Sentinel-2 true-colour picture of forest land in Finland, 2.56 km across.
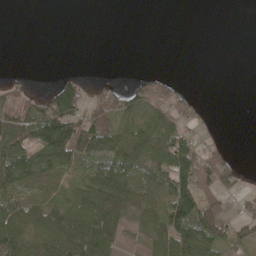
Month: May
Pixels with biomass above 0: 51%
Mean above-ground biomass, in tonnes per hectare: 56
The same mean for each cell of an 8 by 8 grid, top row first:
0 0 0 0 0 0 0 0
0 0 0 0 0 0 0 0
16 3 38 9 34 23 0 0
115 122 104 114 83 66 8 0
126 170 162 102 103 103 25 0
117 72 53 111 72 113 84 39
75 77 100 125 53 120 87 25
93 87 162 101 25 112 105 42
